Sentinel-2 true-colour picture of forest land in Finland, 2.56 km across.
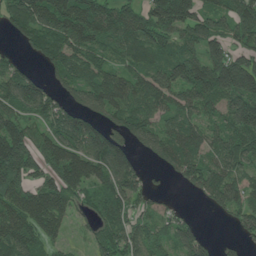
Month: June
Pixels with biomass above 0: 81%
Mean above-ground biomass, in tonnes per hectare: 104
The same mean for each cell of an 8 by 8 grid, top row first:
109 135 138 118 109 184 95 134
25 98 120 77 113 87 126 80
108 48 92 92 105 131 165 201
102 96 128 105 94 103 74 138
193 89 140 163 85 120 91 135
161 90 121 146 72 52 135 89
135 149 48 100 57 28 38 94
133 70 17 98 91 85 47 37
